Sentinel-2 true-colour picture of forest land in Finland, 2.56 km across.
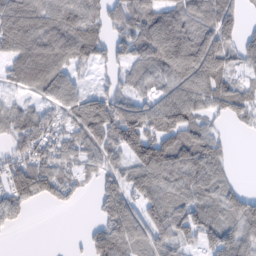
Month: February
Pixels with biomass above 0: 77%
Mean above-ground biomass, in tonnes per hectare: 83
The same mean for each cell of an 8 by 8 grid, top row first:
105 105 109 73 123 114 120 66
92 115 105 60 120 168 148 72
48 105 39 37 76 109 131 50
64 48 101 114 112 134 68 79
58 64 75 112 155 131 95 0
90 104 40 71 115 113 106 8
70 15 9 102 85 92 76 100
2 0 9 107 72 85 68 95
